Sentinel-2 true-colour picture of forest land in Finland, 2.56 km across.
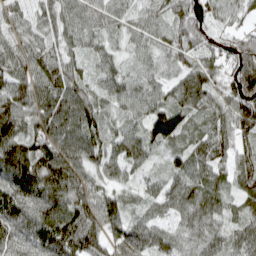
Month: April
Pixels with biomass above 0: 96%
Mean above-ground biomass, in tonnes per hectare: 80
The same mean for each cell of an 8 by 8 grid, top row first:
42 58 69 53 54 85 56 47
65 61 54 44 54 69 50 78
83 86 69 63 59 68 88 127
104 99 96 50 59 91 67 102
132 108 97 75 89 60 95 72
147 155 95 63 40 69 73 83
124 119 109 77 41 58 83 56
101 129 142 76 82 57 76 81
